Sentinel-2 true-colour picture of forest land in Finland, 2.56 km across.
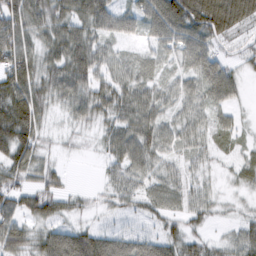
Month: February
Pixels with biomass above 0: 86%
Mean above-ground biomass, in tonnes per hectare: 49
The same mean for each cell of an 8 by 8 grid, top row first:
89 71 66 65 53 94 102 71
97 49 77 30 21 48 53 29
89 57 74 56 39 33 62 28
97 37 47 56 65 36 40 16
91 17 11 48 70 41 30 16
50 39 0 37 53 38 23 24
55 61 25 23 29 35 37 11
64 67 75 55 43 48 30 47
